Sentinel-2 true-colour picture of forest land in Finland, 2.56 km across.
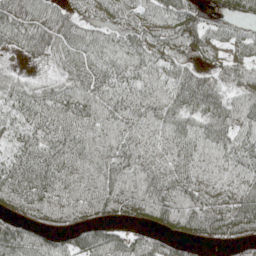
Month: May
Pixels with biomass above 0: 88%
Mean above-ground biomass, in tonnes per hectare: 55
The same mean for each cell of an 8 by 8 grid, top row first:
72 60 41 45 41 74 26 40
33 52 59 49 58 51 51 47
26 25 56 52 47 62 49 48
39 53 69 49 47 58 67 53
30 51 57 46 42 51 55 52
63 65 46 55 52 55 44 47
62 68 59 70 68 76 66 76
107 66 72 75 57 68 59 68
